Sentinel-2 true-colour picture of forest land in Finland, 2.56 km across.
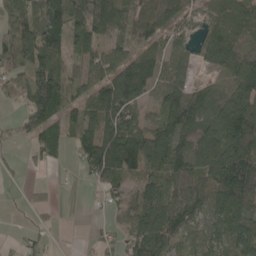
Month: May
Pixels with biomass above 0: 76%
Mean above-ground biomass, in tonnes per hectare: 81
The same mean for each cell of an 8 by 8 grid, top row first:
98 139 116 129 67 65 55 90
119 122 58 50 65 42 62 97
60 119 48 111 154 60 33 118
20 117 84 119 41 108 103 167
18 76 77 167 132 95 134 162
10 5 15 106 104 100 100 174
4 26 0 29 97 90 81 108
9 19 8 28 116 75 67 109
